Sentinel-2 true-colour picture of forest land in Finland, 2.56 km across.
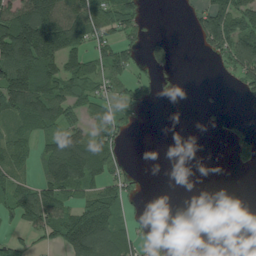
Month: July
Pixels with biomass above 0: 50%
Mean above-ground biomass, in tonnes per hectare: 60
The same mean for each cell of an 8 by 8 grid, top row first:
152 174 106 94 31 1 100 107
197 180 86 87 50 23 49 110
128 107 80 60 35 3 0 50
91 101 47 50 9 0 6 3
56 53 113 74 0 0 0 71
46 87 127 70 4 0 0 2
74 110 89 110 10 0 0 0
30 35 172 112 48 3 0 0
